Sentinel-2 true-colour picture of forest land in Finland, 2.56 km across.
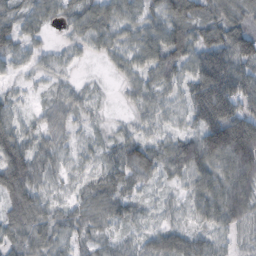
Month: October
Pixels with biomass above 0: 92%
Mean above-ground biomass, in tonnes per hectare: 54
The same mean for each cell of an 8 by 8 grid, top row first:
46 39 50 60 63 72 56 53
55 25 22 42 72 79 93 92
22 22 13 10 44 49 139 103
34 32 29 5 35 25 122 94
79 35 21 31 53 60 127 162
105 40 24 44 48 37 77 115
73 41 38 50 27 21 72 88
56 46 32 33 32 36 31 25
